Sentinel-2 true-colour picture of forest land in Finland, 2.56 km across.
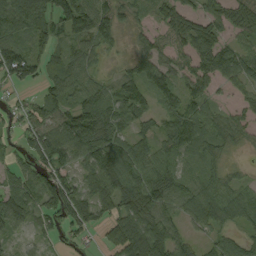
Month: September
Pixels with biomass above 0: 84%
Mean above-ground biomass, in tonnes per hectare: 63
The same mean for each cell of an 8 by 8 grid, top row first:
110 85 129 69 23 50 48 47
87 56 56 27 40 48 69 54
71 53 69 38 89 58 65 49
29 61 90 75 53 46 47 35
35 124 92 87 53 45 61 23
55 88 53 110 92 79 50 20
90 77 84 65 106 56 90 73
30 29 27 48 115 68 29 39
